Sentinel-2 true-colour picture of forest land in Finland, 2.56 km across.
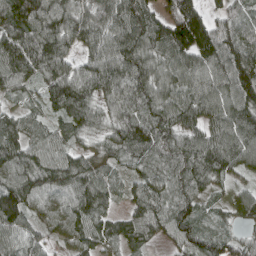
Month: April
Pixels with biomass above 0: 94%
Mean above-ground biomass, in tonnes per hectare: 99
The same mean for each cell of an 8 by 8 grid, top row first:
143 135 94 129 116 159 66 68
142 131 67 119 122 143 134 113
107 102 111 124 120 99 114 147
54 60 123 69 113 118 106 120
107 91 50 78 118 97 118 124
109 107 115 58 78 92 109 48
150 72 102 51 104 93 39 72
100 49 81 80 80 88 85 53
